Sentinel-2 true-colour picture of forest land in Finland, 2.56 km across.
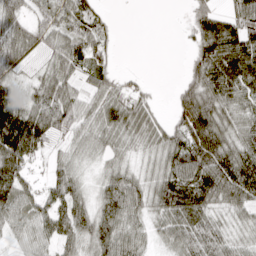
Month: April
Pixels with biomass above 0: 83%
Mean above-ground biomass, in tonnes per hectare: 64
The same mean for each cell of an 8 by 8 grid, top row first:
61 51 75 20 0 1 73 76
86 50 83 34 0 1 97 103
53 73 48 38 10 12 105 91
113 101 56 73 65 36 100 61
132 47 41 48 47 69 86 71
101 30 44 59 46 106 130 134
75 61 69 85 59 110 80 56
27 49 68 81 43 55 82 35
